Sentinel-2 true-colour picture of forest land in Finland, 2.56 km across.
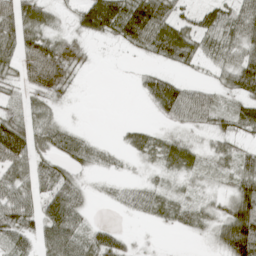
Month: April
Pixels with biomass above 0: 69%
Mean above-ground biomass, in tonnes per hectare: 37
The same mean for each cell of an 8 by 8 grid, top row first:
61 31 46 96 96 46 46 55
59 53 18 7 44 78 37 51
28 48 8 0 27 28 14 67
37 24 1 0 4 48 45 47
82 42 31 7 34 36 19 21
55 43 21 9 8 24 17 48
76 54 34 5 23 36 24 72
43 54 43 40 3 1 14 114
